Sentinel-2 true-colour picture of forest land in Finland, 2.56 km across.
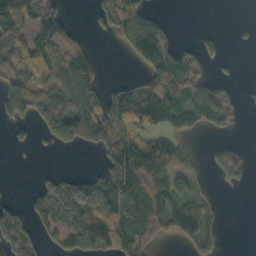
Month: October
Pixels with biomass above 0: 52%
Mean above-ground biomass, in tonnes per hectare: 55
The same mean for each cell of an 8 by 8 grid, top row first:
123 68 1 71 62 1 0 0
109 92 49 7 96 38 30 4
81 69 116 9 48 98 31 8
77 97 125 95 125 91 71 20
14 37 75 102 85 54 11 13
0 11 23 96 98 61 15 12
25 84 92 105 119 75 35 0
55 30 84 75 63 32 41 0
